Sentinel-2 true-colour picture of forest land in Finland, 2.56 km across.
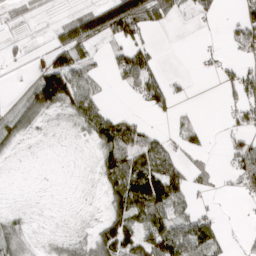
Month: March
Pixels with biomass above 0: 57%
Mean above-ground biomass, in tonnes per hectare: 44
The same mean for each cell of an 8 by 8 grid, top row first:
16 7 58 109 98 40 26 35
11 34 94 32 42 0 19 46
7 121 86 24 80 11 2 72
42 56 78 33 18 24 0 50
29 4 6 111 70 30 13 49
1 1 3 74 110 74 31 56
9 3 4 55 116 64 14 4
55 11 22 112 90 122 92 5
